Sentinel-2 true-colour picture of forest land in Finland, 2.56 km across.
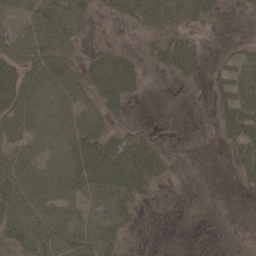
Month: May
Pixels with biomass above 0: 65%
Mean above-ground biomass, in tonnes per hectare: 27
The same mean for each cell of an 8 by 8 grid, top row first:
30 40 27 10 28 33 21 6
35 31 9 16 11 47 5 6
61 37 28 75 17 14 11 24
48 52 37 24 3 1 3 35
40 45 48 45 33 2 1 30
54 47 59 65 46 13 0 16
55 51 38 48 10 6 3 0
35 52 47 28 4 0 0 1
